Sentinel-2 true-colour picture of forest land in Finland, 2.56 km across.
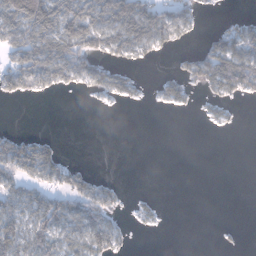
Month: January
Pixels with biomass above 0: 43%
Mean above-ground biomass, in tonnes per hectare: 41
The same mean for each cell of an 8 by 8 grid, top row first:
126 137 119 106 108 76 2 17
82 95 93 76 67 28 52 94
73 66 50 61 10 39 87 116
0 0 0 3 1 11 16 4
64 31 0 0 0 0 0 0
65 61 45 7 0 0 0 0
68 79 63 43 17 0 0 0
85 66 61 55 0 0 0 3
